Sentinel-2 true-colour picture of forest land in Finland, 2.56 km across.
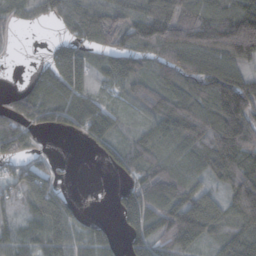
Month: October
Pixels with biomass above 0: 78%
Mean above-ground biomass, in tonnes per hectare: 67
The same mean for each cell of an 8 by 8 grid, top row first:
45 43 75 82 96 116 79 111
4 16 53 79 90 126 125 152
3 83 80 50 65 81 100 88
84 77 77 46 50 91 81 118
77 4 12 52 69 59 73 69
60 68 0 13 73 78 52 82
34 84 20 18 104 106 81 95
39 61 45 44 74 86 52 53
